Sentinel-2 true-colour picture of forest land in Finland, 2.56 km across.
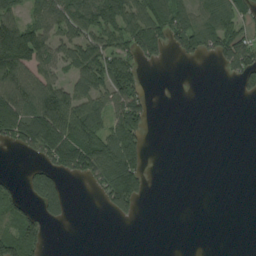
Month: August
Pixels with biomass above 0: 46%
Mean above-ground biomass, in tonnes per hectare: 58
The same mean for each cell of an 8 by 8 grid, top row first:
68 82 96 124 106 80 74 70
186 92 101 91 84 54 53 105
109 75 77 113 26 0 0 47
160 161 107 82 71 0 0 0
56 140 137 110 56 0 0 0
11 79 58 148 60 0 0 0
64 67 0 58 8 0 0 0
121 29 0 0 0 0 0 0
